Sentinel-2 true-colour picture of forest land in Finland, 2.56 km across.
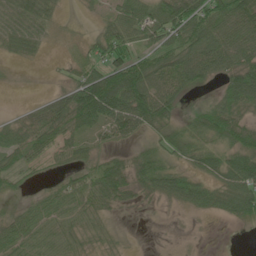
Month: June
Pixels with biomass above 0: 71%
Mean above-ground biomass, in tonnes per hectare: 44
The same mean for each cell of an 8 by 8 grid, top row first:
71 36 3 33 63 81 67 81
32 9 14 60 37 59 73 75
2 2 54 99 96 69 32 74
10 55 107 105 109 30 37 43
51 58 37 24 22 50 29 56
31 9 34 65 51 49 41 81
17 47 48 29 8 14 34 59
52 43 29 14 0 1 0 0
